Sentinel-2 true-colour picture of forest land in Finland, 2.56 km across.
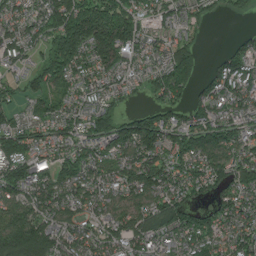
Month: July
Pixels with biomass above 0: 87%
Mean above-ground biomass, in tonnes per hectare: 113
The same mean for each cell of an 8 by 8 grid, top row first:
90 109 258 266 96 89 44 18
102 102 191 221 82 124 8 72
62 125 94 87 65 195 83 135
58 88 94 99 77 84 119 94
139 95 97 138 185 115 135 118
151 121 115 95 149 116 127 101
113 118 94 89 105 142 62 105
178 159 109 96 111 91 139 117
